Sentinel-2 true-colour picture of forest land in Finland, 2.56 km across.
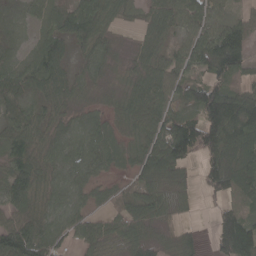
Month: April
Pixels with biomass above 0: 85%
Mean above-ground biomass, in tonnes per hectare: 61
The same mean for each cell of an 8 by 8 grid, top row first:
16 48 87 61 37 66 53 23
20 65 42 38 56 34 88 96
70 87 41 27 70 56 56 33
64 56 38 46 88 55 152 132
63 65 59 60 51 100 101 116
78 62 45 27 52 52 56 112
57 54 39 27 72 41 8 53
105 68 40 50 59 43 17 141
